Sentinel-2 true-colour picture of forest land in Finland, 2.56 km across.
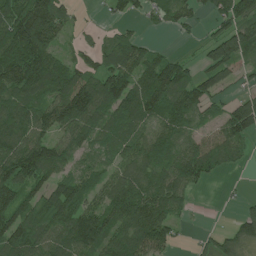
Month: July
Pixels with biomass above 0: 78%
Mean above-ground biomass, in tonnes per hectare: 98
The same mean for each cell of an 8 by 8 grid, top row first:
176 199 16 33 41 73 44 119
199 142 42 92 73 10 71 124
182 185 119 141 125 139 88 28
126 115 149 89 111 104 40 107
147 119 80 76 88 76 85 76
146 107 81 64 91 118 73 7
138 111 112 119 133 76 1 24
138 98 154 112 139 49 43 98
